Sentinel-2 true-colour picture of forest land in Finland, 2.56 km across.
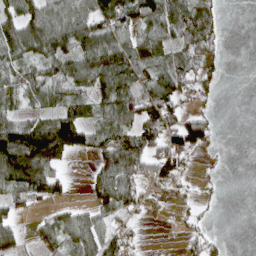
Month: April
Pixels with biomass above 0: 63%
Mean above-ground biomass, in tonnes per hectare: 57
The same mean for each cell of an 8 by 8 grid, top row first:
69 80 82 80 79 98 66 0
75 85 81 97 59 56 58 0
46 61 80 96 81 77 39 0
43 47 48 71 104 69 35 0
156 178 70 83 98 72 44 0
138 105 2 109 69 69 11 0
40 18 17 74 30 16 13 0
43 45 76 76 7 6 34 0
